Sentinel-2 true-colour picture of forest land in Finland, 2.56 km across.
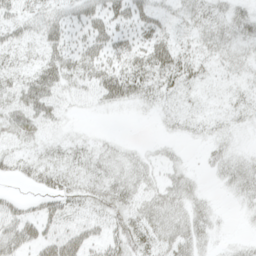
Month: May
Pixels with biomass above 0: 65%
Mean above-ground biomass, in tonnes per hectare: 21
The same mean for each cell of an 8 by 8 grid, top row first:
23 25 24 35 33 16 27 21
22 27 24 32 30 30 19 18
21 31 26 42 35 30 10 14
32 22 4 5 5 14 9 16
17 13 14 9 5 6 13 5
18 31 25 25 18 15 6 23
22 25 21 29 25 22 12 7
41 34 34 31 38 29 11 6
